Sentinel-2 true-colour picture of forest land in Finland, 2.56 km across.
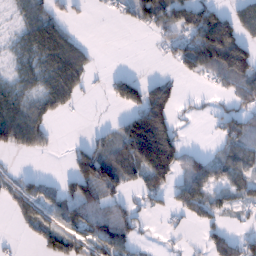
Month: January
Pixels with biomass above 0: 54%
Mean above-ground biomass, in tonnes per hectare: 50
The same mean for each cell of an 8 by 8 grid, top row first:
25 56 8 17 91 78 86 57
33 106 44 0 0 54 139 110
43 70 59 37 37 23 31 103
72 46 7 6 106 31 15 51
66 20 27 62 123 29 6 68
25 13 82 84 51 22 83 61
38 61 81 57 22 46 71 33
6 58 61 94 14 8 36 53
